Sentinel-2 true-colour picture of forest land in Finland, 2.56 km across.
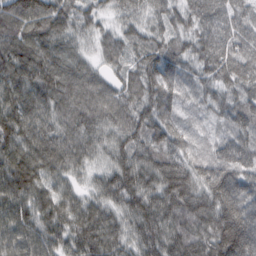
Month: February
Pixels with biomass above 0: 99%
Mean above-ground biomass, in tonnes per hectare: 88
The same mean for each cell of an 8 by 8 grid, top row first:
102 114 70 37 54 67 85 83
101 87 36 67 79 71 87 98
101 97 98 52 107 87 63 100
111 87 107 94 93 79 41 82
113 101 89 62 81 86 45 83
133 80 36 75 91 125 96 99
91 85 79 65 99 114 104 130
97 82 96 85 86 102 111 173
